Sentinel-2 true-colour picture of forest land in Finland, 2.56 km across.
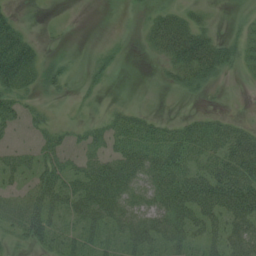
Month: July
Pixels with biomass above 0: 63%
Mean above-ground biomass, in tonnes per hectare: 33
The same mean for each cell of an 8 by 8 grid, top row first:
13 1 0 0 9 35 10 4
58 6 1 15 12 70 61 34
57 26 10 11 0 22 34 4
36 9 4 14 14 1 13 1
11 28 22 38 54 57 43 53
30 47 52 72 50 65 64 74
32 58 56 60 41 67 65 79
17 41 36 29 56 45 39 58
